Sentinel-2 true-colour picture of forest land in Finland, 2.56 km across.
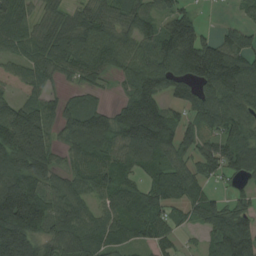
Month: August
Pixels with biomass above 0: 84%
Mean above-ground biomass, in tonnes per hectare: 101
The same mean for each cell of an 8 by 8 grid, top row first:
96 70 78 79 78 105 4 23
73 108 104 114 82 177 144 122
43 59 43 30 132 111 138 143
110 96 108 83 201 55 114 104
162 124 107 104 160 97 92 117
146 99 73 81 58 99 63 66
258 116 91 72 105 56 97 81
236 98 108 83 98 45 52 172
